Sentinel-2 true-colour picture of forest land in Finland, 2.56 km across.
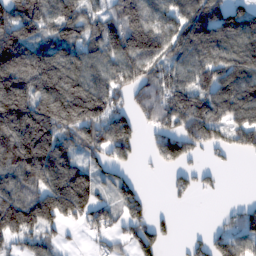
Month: February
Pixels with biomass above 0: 75%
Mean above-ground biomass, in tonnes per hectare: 121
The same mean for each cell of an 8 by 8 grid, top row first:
177 154 127 127 160 108 157 118
173 117 99 139 180 98 151 129
200 186 133 107 130 115 116 139
216 231 226 138 88 156 143 119
259 222 134 186 37 154 113 83
152 173 152 63 11 45 29 0
173 199 165 91 68 11 1 48
84 76 12 50 114 18 78 110
